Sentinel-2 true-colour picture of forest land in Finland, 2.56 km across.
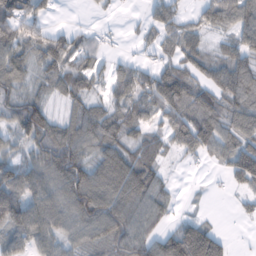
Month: February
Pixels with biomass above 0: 76%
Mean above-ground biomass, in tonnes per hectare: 71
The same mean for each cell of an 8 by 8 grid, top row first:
92 31 1 7 21 58 62 104
94 100 72 11 23 70 42 79
67 55 81 64 77 111 64 89
80 61 56 60 60 100 106 83
46 135 86 70 65 64 82 85
83 99 106 95 99 9 4 91
130 112 112 109 98 23 4 18
79 78 55 83 95 114 129 1
